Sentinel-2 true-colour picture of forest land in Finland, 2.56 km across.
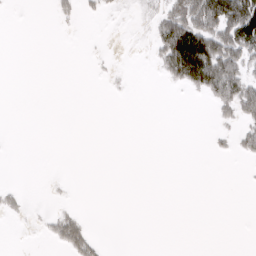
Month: March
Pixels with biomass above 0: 18%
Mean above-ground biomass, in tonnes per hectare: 18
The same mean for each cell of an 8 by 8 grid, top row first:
0 2 15 6 7 67 129 151
0 0 0 1 2 122 127 102
0 0 0 3 0 40 104 73
0 0 0 0 0 0 3 49
0 0 0 0 0 0 3 20
0 1 0 0 0 0 0 0
13 2 5 0 0 0 0 0
0 12 60 0 0 0 0 0
